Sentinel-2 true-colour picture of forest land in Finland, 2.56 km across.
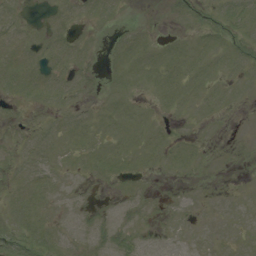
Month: August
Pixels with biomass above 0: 58%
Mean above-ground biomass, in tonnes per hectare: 5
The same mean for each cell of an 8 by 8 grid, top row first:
5 4 6 5 0 5 7 10
10 9 6 4 7 5 7 9
12 11 5 4 7 8 7 4
2 4 5 6 3 4 4 1
4 8 8 7 7 6 2 0
6 8 3 6 4 3 1 0
8 5 4 3 5 3 1 2
14 11 5 9 6 3 2 3
